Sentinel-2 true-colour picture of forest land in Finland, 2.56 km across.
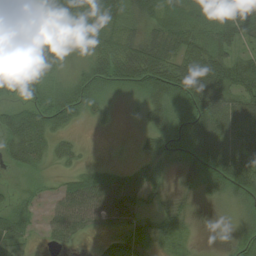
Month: August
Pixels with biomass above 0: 77%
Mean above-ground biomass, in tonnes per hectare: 42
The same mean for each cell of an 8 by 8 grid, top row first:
45 31 37 57 42 45 56 99
3 8 14 71 66 59 59 34
45 21 42 65 82 85 89 65
45 52 37 8 23 50 81 65
64 36 9 0 15 61 97 63
11 11 27 34 14 18 59 87
36 22 80 69 26 26 9 30
41 20 21 21 32 23 1 33
